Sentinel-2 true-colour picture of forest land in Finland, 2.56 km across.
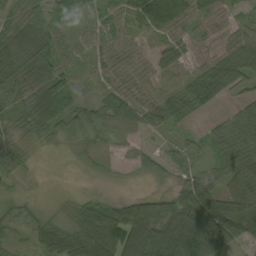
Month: September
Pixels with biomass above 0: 87%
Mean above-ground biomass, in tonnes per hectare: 48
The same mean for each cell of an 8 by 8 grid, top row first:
32 49 29 28 45 53 42 17
62 57 24 46 30 47 20 68
50 63 23 41 41 47 97 63
59 77 62 74 60 57 19 27
36 22 33 32 17 21 28 47
27 6 9 12 26 31 31 59
29 15 39 61 70 69 114 67
27 67 71 102 107 125 126 50
